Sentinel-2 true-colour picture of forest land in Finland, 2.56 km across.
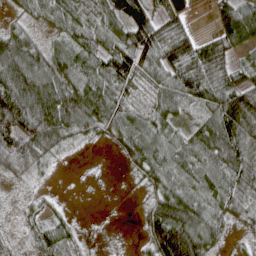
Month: April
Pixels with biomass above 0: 84%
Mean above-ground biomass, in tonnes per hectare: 68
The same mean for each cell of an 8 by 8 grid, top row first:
21 52 63 77 98 77 13 124
103 45 66 76 112 90 66 59
137 121 79 96 45 80 96 53
182 163 107 80 39 59 77 129
89 92 25 27 75 62 74 92
45 17 1 0 47 89 91 82
11 22 0 0 33 114 75 59
24 61 19 1 45 197 86 11
